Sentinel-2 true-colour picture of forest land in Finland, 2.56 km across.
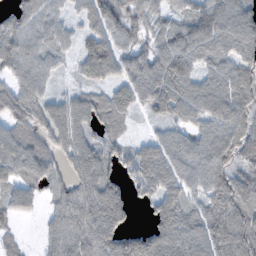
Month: November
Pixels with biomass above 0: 88%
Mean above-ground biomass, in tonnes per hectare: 69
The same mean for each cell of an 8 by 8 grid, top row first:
71 62 43 79 50 45 95 107
85 64 49 73 51 85 88 87
64 48 34 56 74 96 53 64
70 69 82 72 29 68 75 71
85 61 84 57 40 78 76 80
67 65 72 57 86 83 87 66
71 29 82 96 23 88 69 73
28 46 77 82 89 99 92 91
